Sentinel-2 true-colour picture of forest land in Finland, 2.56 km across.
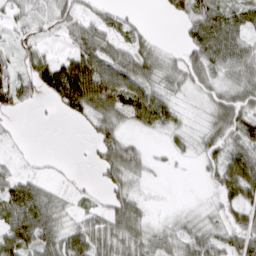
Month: March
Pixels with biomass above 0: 73%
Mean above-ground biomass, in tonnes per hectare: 44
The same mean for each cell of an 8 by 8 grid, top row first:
22 29 40 27 6 23 73 64
36 21 57 48 44 14 85 55
59 73 147 115 65 37 46 52
32 3 51 69 82 29 33 76
8 0 2 62 18 18 43 66
32 10 3 35 25 2 22 92
77 60 20 44 23 7 23 56
88 53 59 51 43 39 52 66
